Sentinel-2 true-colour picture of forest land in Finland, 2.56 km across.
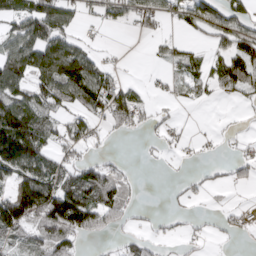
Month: March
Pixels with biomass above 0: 54%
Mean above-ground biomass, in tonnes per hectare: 50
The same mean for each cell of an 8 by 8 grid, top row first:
71 111 33 41 59 34 80 64
77 101 47 3 2 32 21 68
95 99 134 43 7 32 52 86
122 59 54 88 33 6 1 7
193 54 47 7 7 11 8 17
86 82 58 47 1 3 12 23
155 140 138 87 9 7 5 13
54 69 44 16 27 16 12 9
